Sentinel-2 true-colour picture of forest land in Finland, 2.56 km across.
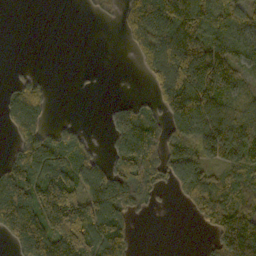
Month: October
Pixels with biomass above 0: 62%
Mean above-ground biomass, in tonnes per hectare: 83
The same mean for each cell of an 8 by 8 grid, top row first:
0 0 1 9 114 150 131 73
0 0 0 0 83 145 137 66
24 13 3 0 23 187 178 51
92 38 0 24 53 125 106 66
76 130 58 38 149 86 118 171
148 169 129 92 91 90 67 62
227 186 176 144 27 6 96 93
101 177 164 145 0 0 22 165
